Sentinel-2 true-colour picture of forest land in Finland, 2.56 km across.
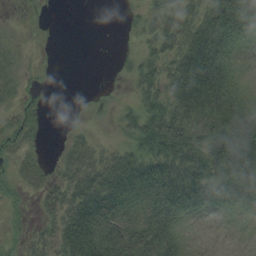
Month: August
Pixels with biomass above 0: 62%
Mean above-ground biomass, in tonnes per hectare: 32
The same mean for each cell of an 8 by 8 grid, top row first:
1 3 0 0 22 41 59 66
14 2 0 2 14 43 75 17
24 3 0 3 33 58 83 12
17 9 2 5 43 55 69 57
29 5 23 12 43 60 55 73
24 23 47 54 56 60 57 63
14 25 65 59 39 36 23 19
9 29 77 60 51 25 0 0
